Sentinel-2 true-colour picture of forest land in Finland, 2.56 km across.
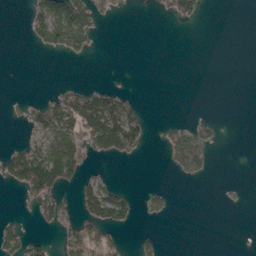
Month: April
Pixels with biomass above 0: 25%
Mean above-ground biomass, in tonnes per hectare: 30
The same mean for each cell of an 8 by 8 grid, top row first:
0 105 97 14 0 62 5 0
0 38 45 0 0 0 0 0
0 0 4 0 0 0 0 0
5 77 144 130 23 0 5 0
14 63 100 102 35 68 42 0
73 137 55 9 0 20 15 0
4 53 54 104 17 5 0 7
44 14 91 48 16 0 0 0
